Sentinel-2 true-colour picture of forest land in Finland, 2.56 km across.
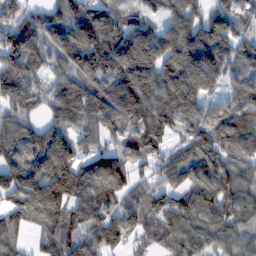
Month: February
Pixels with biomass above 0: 90%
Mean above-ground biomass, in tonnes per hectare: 126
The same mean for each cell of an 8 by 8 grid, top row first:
102 100 140 99 89 110 128 95
176 93 187 181 173 180 188 101
170 71 120 163 153 200 154 108
101 76 141 149 152 152 111 135
118 162 72 79 142 62 139 127
157 193 153 168 64 118 137 100
120 163 128 108 151 130 117 122
64 82 125 119 84 109 87 85
